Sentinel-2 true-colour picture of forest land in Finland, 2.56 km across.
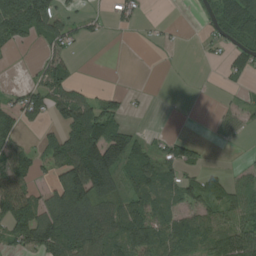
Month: August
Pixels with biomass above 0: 53%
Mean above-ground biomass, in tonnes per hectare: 58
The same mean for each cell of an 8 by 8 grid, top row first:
132 111 28 21 10 0 35 127
26 39 14 0 2 4 15 45
2 69 13 0 0 0 0 21
62 70 128 62 3 0 2 22
61 53 181 147 41 50 6 7
109 36 179 157 86 58 31 19
131 71 156 76 77 50 55 54
59 113 132 92 109 85 65 117
